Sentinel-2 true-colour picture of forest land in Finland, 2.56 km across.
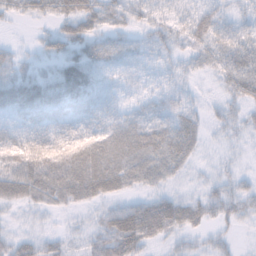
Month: November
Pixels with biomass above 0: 81%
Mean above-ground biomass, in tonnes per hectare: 30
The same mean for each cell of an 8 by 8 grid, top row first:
15 17 52 28 21 19 31 19
11 23 29 28 18 20 32 34
34 28 43 14 17 16 6 44
31 46 41 23 25 37 14 20
36 54 46 38 49 54 8 7
53 57 58 56 41 18 12 15
20 27 22 26 48 50 34 27
29 26 16 65 57 22 14 6
